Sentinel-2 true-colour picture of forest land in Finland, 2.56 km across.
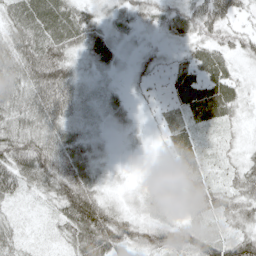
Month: May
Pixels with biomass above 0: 90%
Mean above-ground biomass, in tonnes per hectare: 41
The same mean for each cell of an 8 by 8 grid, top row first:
48 63 51 34 36 43 61 23
56 61 44 48 17 17 42 31
55 74 34 15 18 37 52 25
57 61 33 33 6 25 62 24
66 62 45 12 6 40 19 19
71 67 64 18 7 22 29 37
16 21 106 43 33 31 47 48
33 12 63 78 47 58 64 61
